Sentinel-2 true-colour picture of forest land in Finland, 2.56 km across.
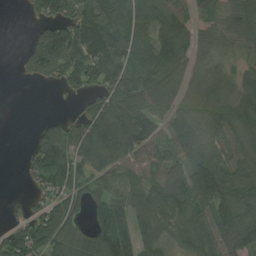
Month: August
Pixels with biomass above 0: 79%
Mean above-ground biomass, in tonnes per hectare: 101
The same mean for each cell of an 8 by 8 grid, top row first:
1 86 141 149 165 142 71 119
10 158 146 146 142 158 65 62
8 51 96 129 137 95 99 80
0 14 59 130 101 95 136 135
1 137 99 143 115 105 122 116
3 130 80 93 118 113 143 153
21 91 50 124 124 124 109 141
115 123 86 159 100 69 117 102
